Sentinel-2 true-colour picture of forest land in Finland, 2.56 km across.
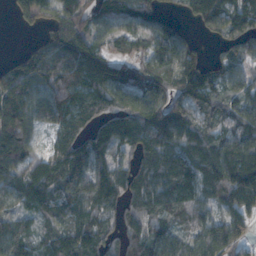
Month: November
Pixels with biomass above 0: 88%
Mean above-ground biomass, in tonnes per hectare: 132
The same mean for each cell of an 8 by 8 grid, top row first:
49 97 124 131 130 48 166 153
11 133 139 71 110 143 28 129
134 145 168 155 145 162 146 130
176 148 128 146 222 162 123 130
212 61 114 149 147 156 144 205
116 145 179 149 137 160 155 204
78 111 131 96 121 143 81 124
129 94 184 101 141 114 144 117
